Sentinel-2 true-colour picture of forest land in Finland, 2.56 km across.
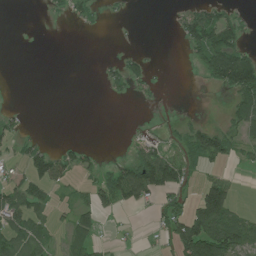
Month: July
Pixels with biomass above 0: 36%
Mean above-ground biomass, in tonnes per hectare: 35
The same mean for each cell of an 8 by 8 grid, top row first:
0 9 30 7 0 20 65 25
0 0 0 2 2 3 118 71
0 0 0 27 35 0 37 149
11 0 0 0 2 4 0 61
29 15 18 0 29 24 98 36
22 79 27 62 116 75 28 5
69 34 43 39 21 54 139 25
60 33 43 6 3 79 153 95
